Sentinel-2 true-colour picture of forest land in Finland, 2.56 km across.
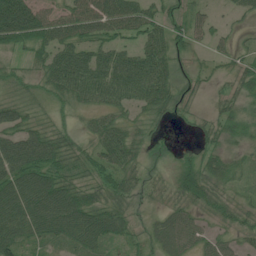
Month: July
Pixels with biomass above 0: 82%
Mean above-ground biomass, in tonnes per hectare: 50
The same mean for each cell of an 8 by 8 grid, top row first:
123 50 71 92 68 28 26 26
41 63 55 53 58 40 24 17
32 52 83 83 88 46 15 40
46 23 24 42 40 29 13 29
76 77 31 74 30 6 23 22
89 81 40 54 32 42 53 20
101 110 89 57 18 41 40 33
73 50 67 48 33 73 39 28
